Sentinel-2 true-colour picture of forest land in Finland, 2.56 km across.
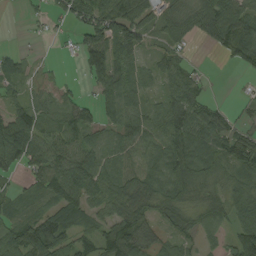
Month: August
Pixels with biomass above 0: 79%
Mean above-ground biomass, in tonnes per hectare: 59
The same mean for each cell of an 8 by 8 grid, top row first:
1 20 70 116 64 53 85 98
10 2 58 110 48 39 18 98
45 16 15 90 40 62 12 4
67 48 67 57 52 74 54 16
118 69 61 52 52 95 91 88
31 101 114 66 62 86 55 49
26 50 93 66 66 72 43 58
75 113 58 74 57 48 20 85
